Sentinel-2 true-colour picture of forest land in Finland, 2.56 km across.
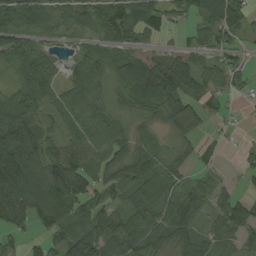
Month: August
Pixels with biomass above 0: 82%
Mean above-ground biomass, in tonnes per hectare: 63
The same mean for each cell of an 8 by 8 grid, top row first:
75 58 50 83 76 28 87 84
80 16 27 60 33 24 48 30
43 72 66 56 98 76 52 36
140 48 66 48 34 70 35 6
160 61 75 86 35 29 19 8
147 108 81 61 112 48 31 20
133 116 53 49 96 85 53 87
26 41 97 79 86 68 54 47
